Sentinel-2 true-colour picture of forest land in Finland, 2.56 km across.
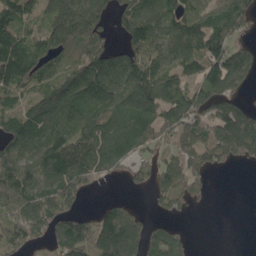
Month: May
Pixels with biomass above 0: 76%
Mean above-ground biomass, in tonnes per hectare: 127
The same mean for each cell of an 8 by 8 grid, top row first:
133 90 127 62 126 139 145 177
170 114 102 74 132 131 178 84
185 113 209 182 228 123 169 106
100 164 158 138 217 172 152 158
147 142 154 155 108 117 174 187
226 148 193 55 57 115 48 1
152 200 74 81 22 59 9 0
135 100 193 258 163 87 0 0
